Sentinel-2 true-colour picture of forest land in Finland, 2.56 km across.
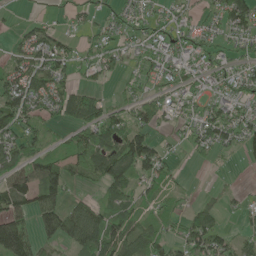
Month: June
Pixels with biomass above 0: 69%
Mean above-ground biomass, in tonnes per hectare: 57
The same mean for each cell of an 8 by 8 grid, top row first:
7 18 35 32 42 28 27 99
37 85 36 45 37 47 42 30
80 90 32 22 33 49 41 51
103 55 111 60 70 49 56 50
75 36 84 97 95 16 62 50
75 111 59 118 72 29 3 4
78 78 53 77 40 26 33 22
127 48 88 127 88 48 107 40
